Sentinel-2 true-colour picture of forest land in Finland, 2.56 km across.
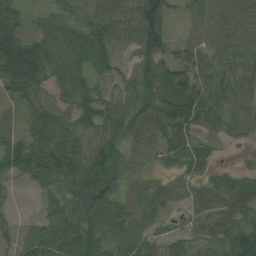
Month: August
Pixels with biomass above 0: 91%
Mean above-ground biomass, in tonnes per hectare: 56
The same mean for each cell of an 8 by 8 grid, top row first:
40 31 47 72 107 22 37 54
70 63 69 71 83 37 34 49
77 52 59 53 82 79 47 42
18 65 65 76 78 87 51 40
58 88 60 70 56 60 33 15
35 73 80 70 34 28 40 41
9 41 76 54 49 24 56 70
36 69 86 51 49 59 61 111
